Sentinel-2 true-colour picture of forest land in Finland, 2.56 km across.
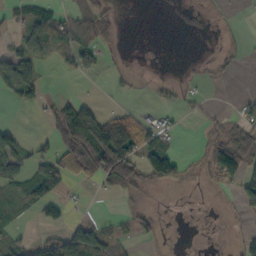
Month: October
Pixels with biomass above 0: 37%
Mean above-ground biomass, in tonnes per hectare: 30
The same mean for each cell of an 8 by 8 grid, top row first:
23 47 30 24 0 0 0 2
31 46 70 16 0 0 0 5
91 7 8 9 2 6 10 2
3 14 79 18 18 16 11 31
49 27 95 177 77 16 14 70
66 90 43 73 70 65 10 34
25 45 5 1 18 0 1 28
19 43 79 39 16 0 1 25
